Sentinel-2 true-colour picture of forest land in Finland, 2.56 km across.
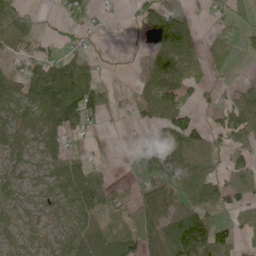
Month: June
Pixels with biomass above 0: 65%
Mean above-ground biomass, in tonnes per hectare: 45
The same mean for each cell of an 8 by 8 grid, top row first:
42 3 31 4 47 76 11 17
30 19 21 1 27 116 19 11
56 162 115 9 26 58 15 11
58 89 101 27 29 62 13 65
36 52 16 4 42 87 44 26
28 33 70 15 39 83 51 33
27 22 72 47 64 63 55 30
26 23 45 62 75 98 115 26
